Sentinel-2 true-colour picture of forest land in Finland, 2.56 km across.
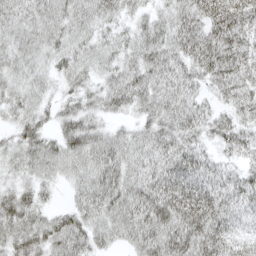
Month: April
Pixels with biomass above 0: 93%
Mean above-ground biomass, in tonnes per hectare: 46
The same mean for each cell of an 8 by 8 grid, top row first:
39 46 45 40 29 43 57 60
40 42 42 39 48 48 63 48
38 31 38 38 53 50 38 48
34 30 47 35 35 51 35 34
36 40 57 47 39 51 25 38
26 31 41 61 54 68 47 34
59 23 41 54 67 83 72 37
47 51 51 32 60 69 71 43
